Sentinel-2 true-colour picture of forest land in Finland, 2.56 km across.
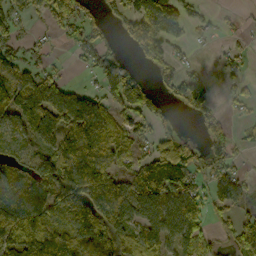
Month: October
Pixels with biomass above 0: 67%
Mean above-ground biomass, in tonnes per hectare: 82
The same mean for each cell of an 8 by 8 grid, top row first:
50 51 73 37 132 105 13 9
60 14 57 26 75 24 4 19
92 82 8 92 38 55 33 21
108 155 156 66 71 23 56 20
52 87 136 81 41 98 71 21
87 145 204 77 125 128 74 46
167 125 159 146 108 125 82 40
139 183 128 142 118 106 64 96
